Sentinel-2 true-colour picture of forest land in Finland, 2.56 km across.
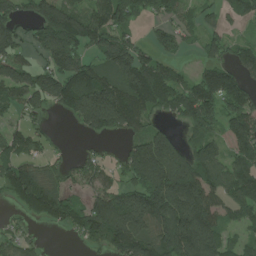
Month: July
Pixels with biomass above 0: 74%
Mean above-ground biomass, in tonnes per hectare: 134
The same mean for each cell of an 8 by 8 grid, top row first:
98 168 133 163 76 76 44 80
112 167 149 196 79 77 78 74
143 136 190 135 216 103 163 137
67 57 194 272 141 110 176 172
125 47 9 11 174 107 145 156
186 95 79 62 230 297 146 154
53 184 108 197 218 268 186 115
63 8 55 183 170 255 230 71
